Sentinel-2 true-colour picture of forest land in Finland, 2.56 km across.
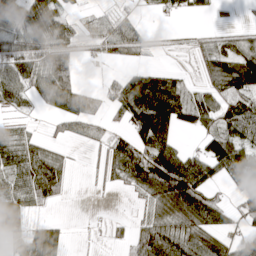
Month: April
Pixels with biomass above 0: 68%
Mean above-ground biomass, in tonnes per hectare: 66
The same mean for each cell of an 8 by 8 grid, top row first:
75 113 21 29 10 16 16 7
75 100 29 61 42 7 52 71
102 109 26 33 99 49 73 151
33 32 93 43 157 114 88 97
81 40 21 55 105 66 62 77
66 114 3 47 137 193 87 99
95 24 0 1 39 147 114 54
52 119 2 12 75 99 87 49
